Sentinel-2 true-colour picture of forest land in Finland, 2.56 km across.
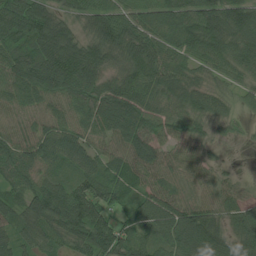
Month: July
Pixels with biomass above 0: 94%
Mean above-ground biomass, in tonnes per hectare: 75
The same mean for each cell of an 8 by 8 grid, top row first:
88 84 58 92 63 81 108 105
70 106 89 103 102 70 85 85
80 94 96 58 88 78 48 43
44 55 58 89 84 61 70 23
67 85 78 51 79 56 38 9
68 59 76 78 68 45 36 18
63 115 135 85 80 84 59 59
61 64 82 132 71 108 155 82
